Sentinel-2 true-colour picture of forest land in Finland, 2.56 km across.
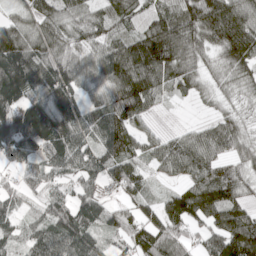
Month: May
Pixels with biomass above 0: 89%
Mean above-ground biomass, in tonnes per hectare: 95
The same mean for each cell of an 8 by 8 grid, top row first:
47 98 93 94 58 107 139 126
143 102 94 100 145 130 75 133
167 131 97 124 155 98 46 64
143 144 96 138 83 3 23 42
128 128 101 144 61 74 95 69
47 72 87 70 46 46 111 83
51 77 108 54 56 97 132 86
59 126 140 54 116 95 71 169
